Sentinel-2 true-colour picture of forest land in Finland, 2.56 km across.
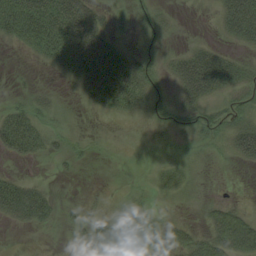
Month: August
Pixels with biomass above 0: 57%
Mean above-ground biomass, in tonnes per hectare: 27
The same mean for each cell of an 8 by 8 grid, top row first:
79 72 80 19 14 8 2 56
12 59 82 44 12 8 28 13
2 1 44 83 40 30 72 29
29 17 3 21 19 26 21 21
47 21 10 3 5 12 13 37
15 2 3 3 4 22 2 0
42 23 8 12 28 4 24 24
1 1 16 47 56 41 52 87
